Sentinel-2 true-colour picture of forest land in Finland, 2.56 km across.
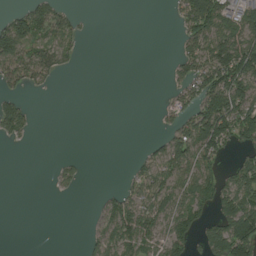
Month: August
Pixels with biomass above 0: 43%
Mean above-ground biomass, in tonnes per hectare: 49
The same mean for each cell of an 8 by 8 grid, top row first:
51 92 14 0 0 24 119 71
111 72 18 0 0 14 106 135
51 31 0 0 0 29 107 147
68 0 0 0 0 37 141 127
10 0 0 0 9 87 135 70
0 4 21 0 75 83 76 78
0 0 0 57 90 86 51 130
0 0 5 76 76 76 81 178
